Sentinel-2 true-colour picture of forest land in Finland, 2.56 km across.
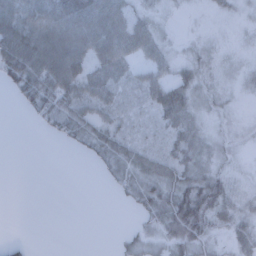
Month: February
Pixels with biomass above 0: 68%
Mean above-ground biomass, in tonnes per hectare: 30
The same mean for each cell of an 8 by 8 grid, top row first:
62 64 76 61 21 6 6 10
82 71 56 67 37 12 20 9
48 75 57 42 36 36 23 16
5 44 41 33 22 59 19 8
0 3 21 44 30 38 24 12
0 0 0 20 46 49 48 10
0 0 0 1 30 74 74 32
7 0 0 2 26 50 35 38
